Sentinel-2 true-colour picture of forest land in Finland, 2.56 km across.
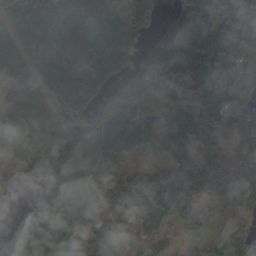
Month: October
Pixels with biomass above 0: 88%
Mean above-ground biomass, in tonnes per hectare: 109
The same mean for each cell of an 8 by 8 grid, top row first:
104 113 138 107 62 97 86 97
86 78 138 114 85 153 117 109
89 98 93 92 155 183 90 79
113 95 131 130 66 144 94 81
52 117 129 144 84 184 176 126
60 179 81 73 76 187 203 119
53 120 117 104 155 141 42 84
114 127 87 92 116 27 64 103
